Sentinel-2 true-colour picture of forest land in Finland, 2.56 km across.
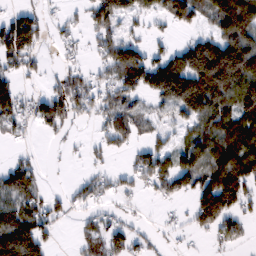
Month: February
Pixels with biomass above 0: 61%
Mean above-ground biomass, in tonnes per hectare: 69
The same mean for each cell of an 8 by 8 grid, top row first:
60 24 25 78 37 102 60 155
122 16 22 91 65 49 127 156
50 24 63 61 111 65 174 155
87 96 50 73 35 46 113 107
15 6 10 34 35 38 112 128
102 6 15 32 65 112 122 153
86 64 33 20 5 14 157 71
172 53 48 86 30 13 16 35
